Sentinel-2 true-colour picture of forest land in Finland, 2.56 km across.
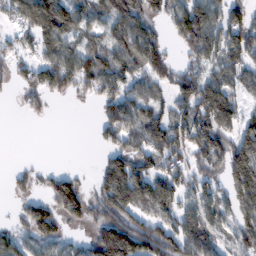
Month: February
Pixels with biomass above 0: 68%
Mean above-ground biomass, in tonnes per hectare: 93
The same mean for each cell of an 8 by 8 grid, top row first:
93 169 88 118 98 100 129 73
64 95 87 109 146 40 106 121
44 99 110 122 90 89 107 82
10 22 0 100 94 70 169 72
0 0 0 69 112 126 130 139
33 48 32 156 112 93 73 168
29 105 111 163 99 90 91 110
80 102 41 226 174 129 88 99
